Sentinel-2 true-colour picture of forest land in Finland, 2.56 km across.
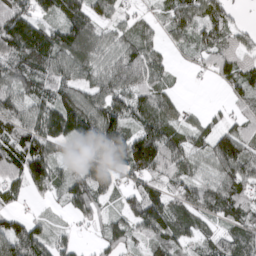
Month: March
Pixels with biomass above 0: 85%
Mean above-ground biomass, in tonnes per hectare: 75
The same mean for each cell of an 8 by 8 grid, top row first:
120 67 110 49 21 68 74 16
112 125 112 63 64 27 65 52
83 83 66 92 73 14 19 78
86 91 129 107 71 48 21 38
105 97 102 110 139 80 74 100
81 126 78 90 103 64 60 106
34 16 109 34 122 66 62 82
115 65 20 71 53 65 44 74
